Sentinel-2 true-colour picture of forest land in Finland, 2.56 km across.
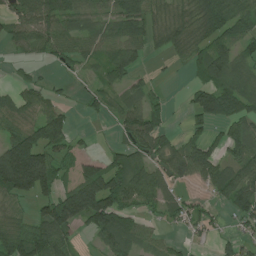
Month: July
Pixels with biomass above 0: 69%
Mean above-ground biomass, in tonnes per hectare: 69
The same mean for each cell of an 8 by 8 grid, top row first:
64 101 76 65 91 64 111 95
31 61 55 69 66 62 78 53
19 19 20 63 28 5 67 69
76 68 14 41 80 4 103 71
132 119 22 24 95 41 74 81
219 107 75 118 78 83 72 82
41 95 156 148 48 61 28 73
102 134 20 91 54 18 17 45
